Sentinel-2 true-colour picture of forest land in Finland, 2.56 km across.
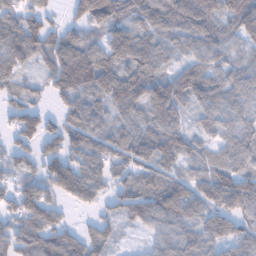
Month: February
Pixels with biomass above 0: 86%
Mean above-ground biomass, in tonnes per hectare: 71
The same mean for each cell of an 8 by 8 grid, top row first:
76 51 81 118 71 97 109 119
113 82 89 89 81 51 73 38
56 47 115 93 103 89 88 62
61 34 71 58 61 76 66 48
53 56 67 68 72 82 39 62
53 86 94 52 52 55 63 83
69 81 27 35 80 88 82 94
77 83 72 38 16 50 81 73
